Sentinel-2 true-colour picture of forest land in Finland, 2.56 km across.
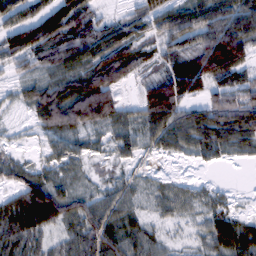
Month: February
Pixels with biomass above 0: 80%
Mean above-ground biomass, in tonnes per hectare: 56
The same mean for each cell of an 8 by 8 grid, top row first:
60 93 87 24 58 78 85 94
83 78 82 80 40 67 120 105
25 46 79 85 51 117 96 63
10 85 111 72 77 109 88 98
8 9 13 27 32 50 68 45
35 34 15 16 12 9 2 0
68 104 60 52 21 37 30 9
60 35 64 65 45 11 43 75
